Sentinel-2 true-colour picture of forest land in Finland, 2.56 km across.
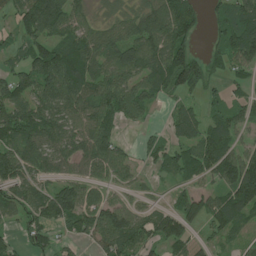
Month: July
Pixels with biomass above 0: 74%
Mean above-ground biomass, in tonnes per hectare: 64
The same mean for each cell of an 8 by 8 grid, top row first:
50 125 43 26 63 113 31 76
39 69 76 69 90 100 29 89
67 81 96 74 73 97 68 27
85 72 64 69 47 35 31 43
81 65 62 76 23 49 88 45
80 41 44 49 15 42 56 139
66 91 92 73 33 60 74 107
33 42 36 104 65 87 24 31
